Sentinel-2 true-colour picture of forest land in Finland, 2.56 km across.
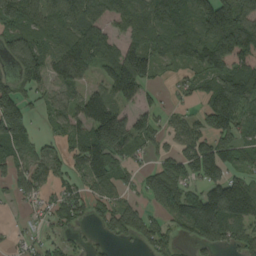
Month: August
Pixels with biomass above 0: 74%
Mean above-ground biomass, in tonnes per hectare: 96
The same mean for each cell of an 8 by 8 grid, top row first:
120 105 127 94 108 131 150 139
113 88 126 73 97 97 131 168
79 85 67 115 90 35 78 130
147 43 105 145 64 36 117 129
121 30 108 183 75 67 123 106
85 68 73 121 55 131 111 83
15 55 76 90 52 151 209 176
18 41 15 44 77 53 118 86
